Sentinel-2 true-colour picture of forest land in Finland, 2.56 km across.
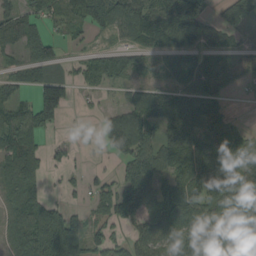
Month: August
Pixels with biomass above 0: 69%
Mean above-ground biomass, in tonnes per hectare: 72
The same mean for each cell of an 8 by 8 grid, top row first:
65 73 95 110 112 185 43 95
48 65 12 32 88 68 45 28
43 87 40 72 41 43 59 35
66 119 9 29 98 104 77 4
98 30 14 55 88 106 76 46
86 27 18 32 117 89 84 67
79 89 32 120 79 132 84 92
103 159 145 66 70 80 76 99
